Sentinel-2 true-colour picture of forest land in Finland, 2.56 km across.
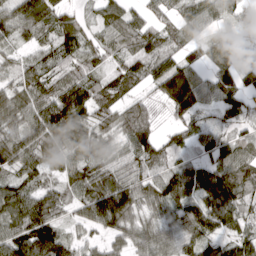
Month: March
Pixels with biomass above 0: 90%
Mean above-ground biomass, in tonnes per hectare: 83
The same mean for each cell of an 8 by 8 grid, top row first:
101 90 42 71 57 59 85 63
57 63 79 65 80 57 63 67
74 82 97 59 62 150 66 72
97 129 139 95 98 86 52 70
100 102 95 62 112 57 56 69
62 55 88 100 78 68 94 105
99 111 69 182 70 81 113 80
108 133 48 57 71 63 91 83
